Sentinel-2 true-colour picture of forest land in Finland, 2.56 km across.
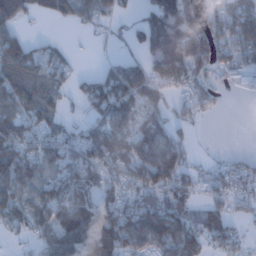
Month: January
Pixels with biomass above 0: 70%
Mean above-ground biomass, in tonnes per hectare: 69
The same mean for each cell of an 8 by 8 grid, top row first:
67 31 54 45 39 140 67 114
88 29 3 10 59 141 94 116
96 73 28 89 100 77 53 44
87 63 20 123 94 40 36 0
93 77 72 83 124 65 1 0
124 74 84 56 79 92 42 55
89 75 98 75 89 91 51 21
19 53 101 107 85 132 61 34
